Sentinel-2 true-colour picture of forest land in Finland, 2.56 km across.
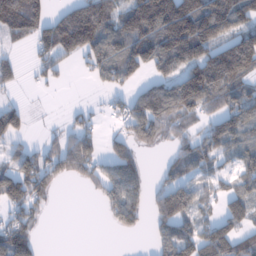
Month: January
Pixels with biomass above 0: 63%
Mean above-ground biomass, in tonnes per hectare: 76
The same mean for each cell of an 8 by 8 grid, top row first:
139 66 130 90 181 204 154 89
21 89 121 114 126 168 108 121
7 31 8 59 44 99 162 100
77 0 21 31 119 110 59 111
44 37 96 47 64 47 75 64
102 83 54 87 53 53 35 58
64 24 0 70 63 129 36 73
145 1 0 1 3 109 98 75
